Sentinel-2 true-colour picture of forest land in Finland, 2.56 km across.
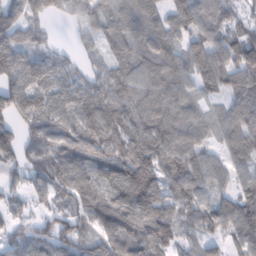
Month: February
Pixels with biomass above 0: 87%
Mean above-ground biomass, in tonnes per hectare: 77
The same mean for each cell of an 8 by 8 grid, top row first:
77 52 47 66 79 74 77 48
100 42 27 51 73 58 89 122
105 82 48 69 80 76 83 82
91 76 90 94 73 84 35 87
78 72 98 91 87 92 45 112
41 82 83 77 173 80 83 59
37 41 70 122 131 70 73 122
50 70 70 84 93 83 61 75
